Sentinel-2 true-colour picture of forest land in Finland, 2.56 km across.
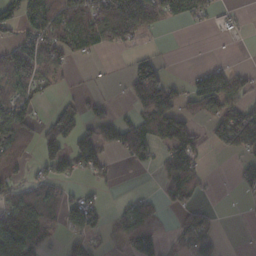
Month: November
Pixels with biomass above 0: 52%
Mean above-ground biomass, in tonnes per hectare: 51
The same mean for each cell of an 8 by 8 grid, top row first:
68 96 100 159 127 50 33 10
57 63 58 44 14 0 0 0
88 35 2 4 103 17 86 40
99 16 42 17 71 79 49 90
69 57 87 49 78 79 41 93
40 41 21 18 4 86 17 31
85 68 76 12 61 42 21 1
95 40 36 10 105 40 59 0
